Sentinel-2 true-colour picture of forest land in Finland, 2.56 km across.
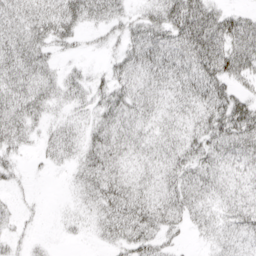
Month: April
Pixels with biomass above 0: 80%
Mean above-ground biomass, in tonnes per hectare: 34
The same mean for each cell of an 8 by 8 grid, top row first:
43 53 44 32 33 58 52 32
53 35 11 13 53 51 59 46
47 35 25 35 38 43 56 28
45 26 20 39 34 30 47 62
25 23 32 41 33 38 43 44
14 3 28 42 29 42 34 24
10 2 17 46 47 44 28 34
12 6 5 27 47 13 15 27
